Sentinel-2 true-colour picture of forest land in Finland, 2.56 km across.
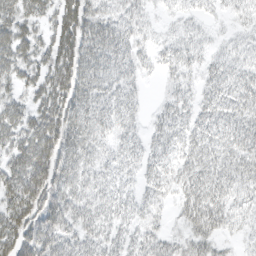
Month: March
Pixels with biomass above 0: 89%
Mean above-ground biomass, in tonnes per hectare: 39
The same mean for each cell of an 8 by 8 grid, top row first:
46 34 65 33 20 13 14 17
59 44 65 53 21 27 17 20
36 55 59 38 17 22 26 36
35 56 51 40 15 34 33 41
46 63 50 27 25 35 44 47
60 69 40 34 27 33 47 46
57 72 40 39 32 21 58 33
65 69 45 37 35 21 39 17
